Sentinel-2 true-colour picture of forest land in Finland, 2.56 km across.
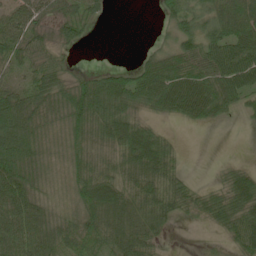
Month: June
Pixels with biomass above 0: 78%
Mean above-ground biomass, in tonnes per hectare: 56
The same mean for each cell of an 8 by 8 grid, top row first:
51 40 42 6 0 45 53 116
52 34 15 0 9 49 74 92
27 54 36 52 79 94 80 85
92 74 92 67 32 50 59 22
100 52 59 60 98 17 0 0
111 45 59 60 83 51 2 38
101 49 68 102 82 55 45 61
117 95 84 83 69 1 3 59
